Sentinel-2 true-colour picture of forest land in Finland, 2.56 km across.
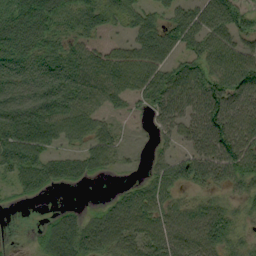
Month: September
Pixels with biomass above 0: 76%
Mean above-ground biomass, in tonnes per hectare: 63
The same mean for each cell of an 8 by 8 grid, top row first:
110 104 78 54 57 60 92 65
78 72 55 35 85 62 74 63
87 128 99 88 87 78 80 94
136 128 90 34 22 66 99 78
103 66 45 47 3 36 81 96
55 67 48 14 21 55 57 66
8 3 15 29 74 55 45 27
1 52 67 61 56 53 52 29
